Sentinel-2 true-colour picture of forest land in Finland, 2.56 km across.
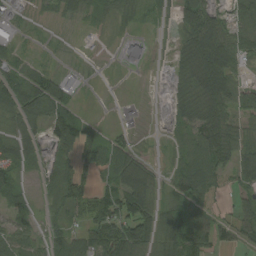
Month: August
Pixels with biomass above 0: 71%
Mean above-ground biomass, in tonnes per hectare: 49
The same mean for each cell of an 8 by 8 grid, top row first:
26 10 32 34 31 40 61 51
35 6 5 3 51 26 107 59
84 66 24 1 1 29 100 36
66 81 31 0 1 30 79 48
66 50 91 61 4 20 97 61
46 40 62 56 68 50 83 57
56 20 54 84 89 53 42 35
61 45 63 83 94 81 64 30
